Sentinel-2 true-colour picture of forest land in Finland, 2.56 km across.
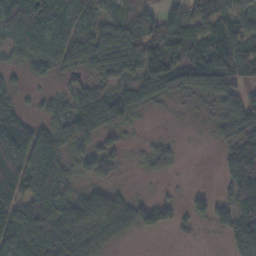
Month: November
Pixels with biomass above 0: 75%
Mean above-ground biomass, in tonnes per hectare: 62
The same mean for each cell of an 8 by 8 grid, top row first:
109 94 72 57 65 48 78 55
48 89 86 70 77 62 106 71
16 27 28 43 76 94 108 60
44 38 87 122 34 8 25 116
108 91 67 38 19 17 7 71
106 118 49 48 13 9 0 117
57 79 89 77 62 32 54 98
59 109 86 30 3 7 2 102
